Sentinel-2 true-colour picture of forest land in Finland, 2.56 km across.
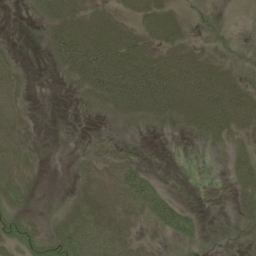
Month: June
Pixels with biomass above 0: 55%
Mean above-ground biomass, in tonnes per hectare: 28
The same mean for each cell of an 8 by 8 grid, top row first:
0 38 46 23 39 22 12 0
3 30 96 73 45 44 13 5
21 1 51 89 92 85 83 25
23 0 5 28 40 40 69 75
33 1 0 1 0 0 15 15
31 1 17 33 33 0 0 24
22 1 24 29 39 34 1 16
32 33 46 38 11 15 3 2
